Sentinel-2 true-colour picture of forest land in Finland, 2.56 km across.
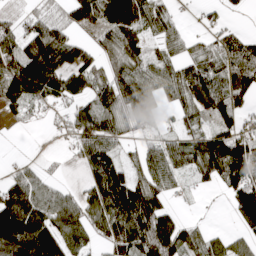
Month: April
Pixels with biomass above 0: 74%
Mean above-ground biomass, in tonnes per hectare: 90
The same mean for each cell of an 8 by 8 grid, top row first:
32 49 90 140 111 26 16 8
101 177 72 86 50 43 60 87
182 184 97 104 97 105 115 124
34 19 80 119 95 58 99 96
1 0 68 83 40 60 126 127
38 26 14 148 80 57 78 139
170 110 98 165 179 30 1 122
243 192 86 101 157 140 65 47
